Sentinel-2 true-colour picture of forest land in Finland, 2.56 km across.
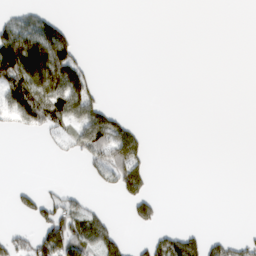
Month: March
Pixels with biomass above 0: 26%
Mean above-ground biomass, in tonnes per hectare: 31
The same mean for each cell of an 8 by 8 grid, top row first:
23 35 0 0 0 0 0 0
138 137 32 0 0 0 0 0
102 106 71 0 0 0 0 0
67 100 83 39 0 0 0 0
0 13 72 130 36 0 0 0
0 0 5 75 73 0 0 0
26 58 53 3 61 0 0 0
41 120 86 57 21 76 37 24
